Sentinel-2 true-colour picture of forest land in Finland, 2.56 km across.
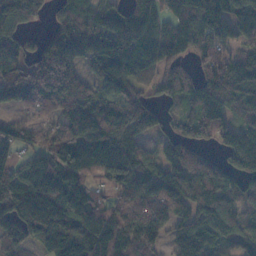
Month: November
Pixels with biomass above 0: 87%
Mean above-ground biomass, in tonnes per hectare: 104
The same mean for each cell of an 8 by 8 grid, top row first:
106 38 68 68 82 75 115 103
73 135 140 144 121 72 64 70
106 162 93 145 56 83 69 82
58 88 107 108 106 33 117 72
99 64 124 117 72 82 51 124
132 179 106 101 118 115 111 78
196 244 177 82 95 81 127 72
117 150 186 167 89 61 92 79
